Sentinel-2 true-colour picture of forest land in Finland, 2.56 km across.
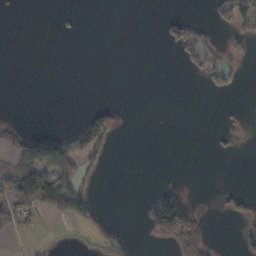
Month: October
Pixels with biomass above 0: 17%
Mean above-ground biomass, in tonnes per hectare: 23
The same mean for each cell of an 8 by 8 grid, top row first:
0 0 1 0 0 16 13 95
0 0 0 0 0 43 59 32
0 0 0 0 0 0 45 19
0 0 5 35 0 0 0 3
58 106 67 33 0 0 2 4
80 96 46 0 0 5 0 0
62 39 74 1 20 135 3 28
6 5 5 40 16 123 43 36
